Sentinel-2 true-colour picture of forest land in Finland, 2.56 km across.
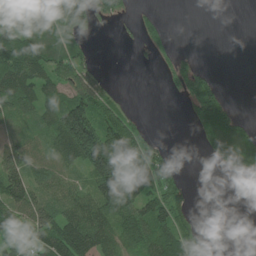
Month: June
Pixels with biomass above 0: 58%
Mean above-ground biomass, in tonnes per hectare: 75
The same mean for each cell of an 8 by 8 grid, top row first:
90 109 104 53 23 0 0 0
128 115 65 0 25 22 0 0
140 80 105 19 0 70 64 0
92 78 155 88 9 0 134 19
77 59 180 215 125 4 53 117
130 73 50 228 195 73 0 41
114 91 108 123 123 108 0 0
60 111 180 100 99 144 28 0
